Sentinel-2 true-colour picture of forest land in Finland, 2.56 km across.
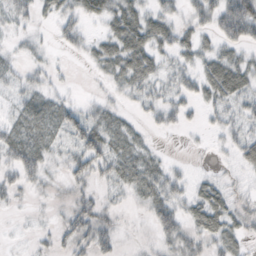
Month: October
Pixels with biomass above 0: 65%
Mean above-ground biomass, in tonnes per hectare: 28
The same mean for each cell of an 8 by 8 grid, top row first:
27 19 38 43 40 26 44 70
13 11 24 44 50 35 25 35
21 19 1 27 39 26 46 48
21 42 31 29 18 28 23 25
44 34 37 41 20 1 9 30
30 22 36 31 42 24 13 11
7 9 34 17 20 38 55 23
2 12 38 25 6 37 39 29
